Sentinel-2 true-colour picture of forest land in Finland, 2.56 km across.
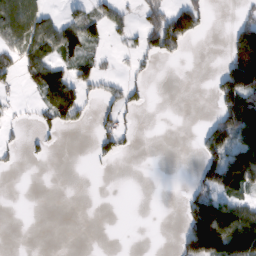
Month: February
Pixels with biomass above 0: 33%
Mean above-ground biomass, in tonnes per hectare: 46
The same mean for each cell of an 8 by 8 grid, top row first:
112 47 53 47 40 99 31 24
68 67 62 12 43 42 0 141
29 116 66 23 18 0 6 162
10 62 64 40 12 0 7 188
15 16 0 44 0 0 77 135
2 0 0 1 0 0 80 152
0 0 0 0 0 2 161 95
0 0 0 0 0 23 214 205
